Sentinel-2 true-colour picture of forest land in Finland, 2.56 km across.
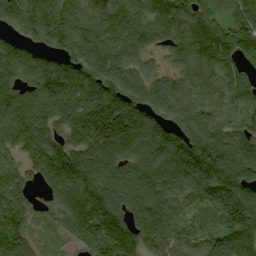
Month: September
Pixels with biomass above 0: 94%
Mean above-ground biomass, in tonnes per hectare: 145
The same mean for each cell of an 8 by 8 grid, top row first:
144 186 140 156 122 143 104 106
122 125 180 147 110 119 191 140
136 193 187 159 107 84 117 87
204 190 180 189 167 137 124 96
131 128 171 230 167 197 240 157
98 126 150 130 128 167 210 234
129 46 160 136 139 111 117 197
133 34 119 206 125 108 101 134
